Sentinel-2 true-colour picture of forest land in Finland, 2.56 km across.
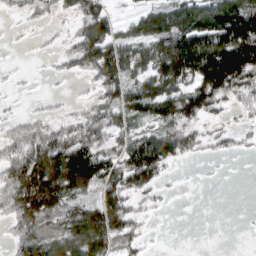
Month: March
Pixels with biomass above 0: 65%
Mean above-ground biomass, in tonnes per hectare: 74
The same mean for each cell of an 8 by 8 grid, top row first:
16 28 66 52 86 123 138 151
2 8 92 128 101 152 181 190
7 6 18 104 81 126 148 109
13 25 33 81 87 104 60 26
80 119 118 57 133 97 33 22
122 184 185 93 109 7 3 0
97 110 72 125 28 2 0 1
54 91 142 96 31 0 0 0
